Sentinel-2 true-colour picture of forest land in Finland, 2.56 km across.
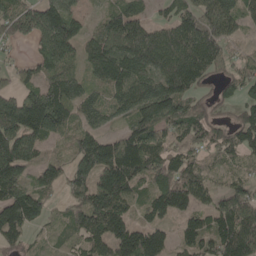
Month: May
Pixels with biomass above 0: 84%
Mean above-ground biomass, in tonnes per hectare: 109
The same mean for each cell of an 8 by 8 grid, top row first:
146 159 60 81 62 89 105 82
25 120 75 130 161 158 159 23
71 85 75 126 126 177 70 76
238 232 93 89 161 136 60 67
195 66 90 101 144 65 62 91
140 81 114 203 114 129 54 37
187 59 103 149 61 118 82 150
80 41 73 136 151 59 97 216
